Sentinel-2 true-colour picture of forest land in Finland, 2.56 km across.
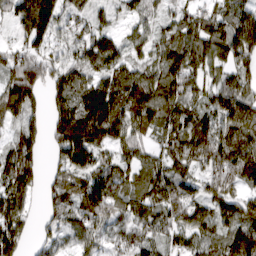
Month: March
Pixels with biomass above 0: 89%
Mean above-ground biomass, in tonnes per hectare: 86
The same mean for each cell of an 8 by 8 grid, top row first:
55 143 55 35 67 49 73 97
46 61 68 73 53 105 113 122
107 71 76 99 96 113 66 79
75 51 114 123 91 99 97 153
79 49 148 72 49 90 157 121
120 37 97 90 77 86 78 95
95 41 95 90 84 102 88 93
103 51 62 50 71 57 76 160
